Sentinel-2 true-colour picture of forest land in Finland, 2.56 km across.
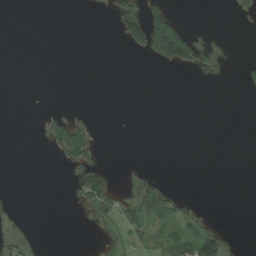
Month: August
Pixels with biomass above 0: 12%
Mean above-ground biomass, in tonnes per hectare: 12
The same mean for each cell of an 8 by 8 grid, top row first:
0 0 0 17 91 24 0 14
0 0 0 0 59 134 9 0
0 0 0 0 0 0 1 8
0 7 5 0 0 0 0 0
0 18 80 0 0 0 0 0
0 0 20 11 5 0 0 0
4 0 9 35 50 22 1 0
12 0 0 3 16 49 76 0
